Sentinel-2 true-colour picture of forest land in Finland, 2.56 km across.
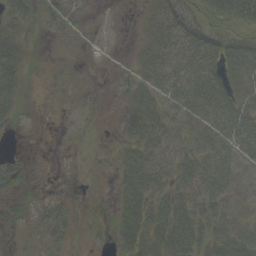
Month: September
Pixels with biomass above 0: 67%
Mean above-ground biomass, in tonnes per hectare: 25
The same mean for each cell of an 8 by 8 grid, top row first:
28 23 12 2 15 54 44 67
36 3 5 2 25 53 45 42
33 5 4 6 26 49 51 38
18 2 12 6 43 27 40 47
1 0 4 5 41 23 37 44
22 1 2 11 45 34 42 34
11 16 5 9 34 41 36 24
6 21 4 16 41 52 36 43
